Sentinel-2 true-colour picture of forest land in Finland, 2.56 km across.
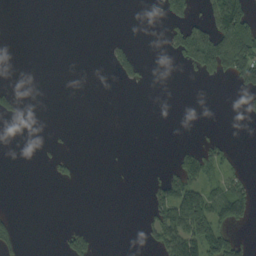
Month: September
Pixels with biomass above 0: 19%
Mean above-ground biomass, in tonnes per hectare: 27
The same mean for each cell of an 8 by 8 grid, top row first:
0 0 0 0 0 59 49 107
0 0 0 23 3 56 134 123
1 0 0 8 22 0 27 45
34 0 0 0 0 0 0 10
0 8 0 1 0 9 40 0
0 10 6 2 4 73 53 36
1 0 0 0 21 157 119 95
30 0 58 0 17 117 142 46
